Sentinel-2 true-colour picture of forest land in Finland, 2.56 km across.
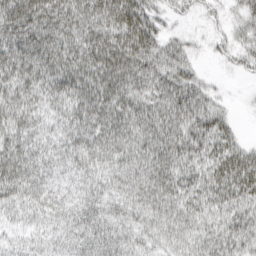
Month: March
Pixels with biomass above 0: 92%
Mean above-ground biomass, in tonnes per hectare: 54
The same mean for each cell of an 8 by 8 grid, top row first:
81 78 61 70 73 25 21 30
84 77 62 73 73 43 14 35
69 66 68 65 65 70 15 8
58 42 61 68 65 71 58 4
57 44 59 68 66 73 63 33
76 55 51 49 60 71 49 65
51 58 61 47 49 57 53 55
26 33 55 62 38 41 50 49
